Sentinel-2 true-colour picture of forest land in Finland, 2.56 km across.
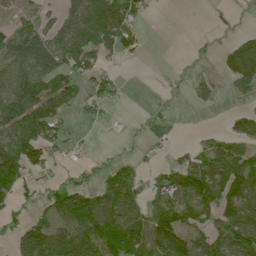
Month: June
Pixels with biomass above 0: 55%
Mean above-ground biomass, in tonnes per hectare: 65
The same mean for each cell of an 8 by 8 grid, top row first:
37 37 115 161 35 0 0 1
138 142 155 87 21 0 3 73
101 124 61 33 0 2 15 70
143 116 32 12 2 5 7 22
120 97 15 2 7 14 30 52
101 30 19 53 30 73 106 105
35 58 143 91 68 74 85 128
60 118 120 129 109 139 80 124
